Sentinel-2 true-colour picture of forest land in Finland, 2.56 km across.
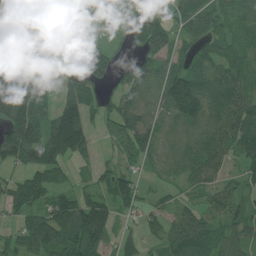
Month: July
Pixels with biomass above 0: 73%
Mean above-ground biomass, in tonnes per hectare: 72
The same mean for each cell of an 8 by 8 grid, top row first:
0 6 89 47 45 49 79 49
1 0 104 31 96 69 68 64
94 31 75 61 121 148 106 81
98 58 118 71 106 90 98 98
143 139 129 25 109 36 92 89
48 84 25 83 27 33 65 40
69 96 134 85 37 43 51 50
56 125 126 47 35 80 81 55
